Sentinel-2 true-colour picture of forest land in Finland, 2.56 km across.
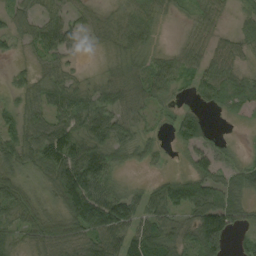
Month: September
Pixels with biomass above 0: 84%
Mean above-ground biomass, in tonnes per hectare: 56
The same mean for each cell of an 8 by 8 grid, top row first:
40 47 32 32 63 14 50 30
21 65 23 34 52 24 46 38
20 49 25 48 68 58 65 38
46 55 79 64 45 46 28 19
74 107 87 74 48 39 49 7
46 67 125 49 13 32 66 51
63 44 135 135 65 67 117 60
32 68 72 84 114 56 148 29
